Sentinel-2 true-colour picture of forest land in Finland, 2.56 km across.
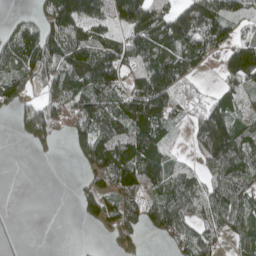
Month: April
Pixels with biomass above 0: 69%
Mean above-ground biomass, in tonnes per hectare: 77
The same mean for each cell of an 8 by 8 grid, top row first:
18 91 141 100 155 96 124 54
103 120 109 90 112 109 92 111
86 73 102 96 130 113 7 99
42 86 114 115 172 61 102 58
4 37 81 120 141 13 141 110
0 0 22 115 129 79 66 112
0 0 40 69 83 103 85 85
0 0 1 25 23 64 66 50
